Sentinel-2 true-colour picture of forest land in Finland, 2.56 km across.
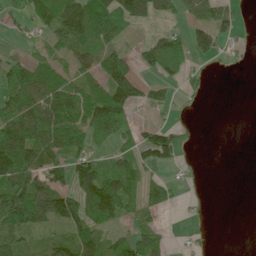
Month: June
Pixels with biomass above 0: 58%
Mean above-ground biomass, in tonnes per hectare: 50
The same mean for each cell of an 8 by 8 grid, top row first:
25 79 117 135 68 28 47 14
8 27 61 48 36 76 45 12
83 71 44 85 27 27 13 0
83 55 67 114 7 6 1 0
137 72 49 44 79 64 0 0
138 62 75 100 46 8 0 0
150 103 90 102 48 14 1 0
54 29 83 43 72 5 2 0
